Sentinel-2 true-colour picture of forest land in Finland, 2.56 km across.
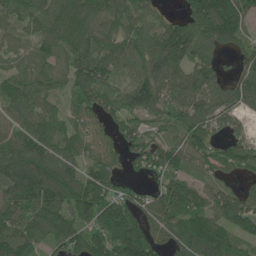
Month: June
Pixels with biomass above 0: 88%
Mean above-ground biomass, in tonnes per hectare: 100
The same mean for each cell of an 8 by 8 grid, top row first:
91 111 130 103 71 51 173 138
36 75 112 110 103 167 93 66
71 74 126 72 117 111 101 98
81 61 70 75 83 88 99 62
121 110 81 54 92 68 75 67
152 173 115 92 60 76 45 47
113 152 109 143 89 129 97 122
140 102 129 150 168 71 157 68
